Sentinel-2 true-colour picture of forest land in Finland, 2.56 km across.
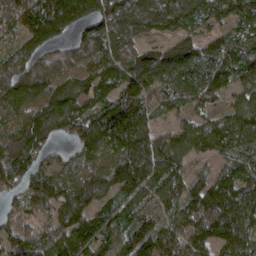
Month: March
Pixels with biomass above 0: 92%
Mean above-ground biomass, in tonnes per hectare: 115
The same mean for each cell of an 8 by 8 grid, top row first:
137 205 141 139 95 107 99 109
106 104 117 120 89 97 86 108
139 152 111 119 147 106 109 97
119 160 121 143 111 68 66 105
143 86 97 120 133 103 101 101
136 125 118 133 150 104 84 101
67 123 117 83 87 89 112 141
121 116 136 112 157 109 101 140
